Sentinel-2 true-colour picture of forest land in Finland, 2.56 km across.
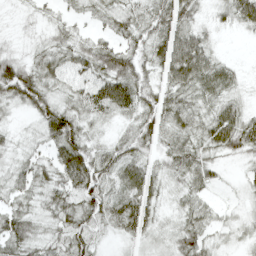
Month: April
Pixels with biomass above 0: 88%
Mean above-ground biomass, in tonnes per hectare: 36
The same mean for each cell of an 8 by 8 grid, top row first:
8 12 17 32 33 62 18 53
13 27 33 39 33 80 40 1
66 40 29 74 37 55 58 19
16 52 37 44 41 40 37 38
18 32 56 29 36 39 42 55
33 31 78 43 48 33 32 10
29 32 48 50 51 21 23 11
53 35 46 12 25 39 30 17
